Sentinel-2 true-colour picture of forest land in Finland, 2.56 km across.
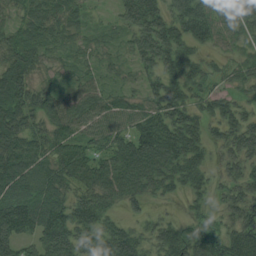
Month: August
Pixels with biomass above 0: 90%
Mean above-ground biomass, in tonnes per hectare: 80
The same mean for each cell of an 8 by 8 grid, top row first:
37 74 40 29 151 107 120 82
82 50 31 24 107 119 57 37
102 28 39 25 53 98 62 45
101 91 73 71 74 109 61 67
98 80 71 76 125 144 69 107
102 98 80 92 121 93 49 81
143 137 104 47 35 10 38 92
129 124 93 106 61 99 85 114
